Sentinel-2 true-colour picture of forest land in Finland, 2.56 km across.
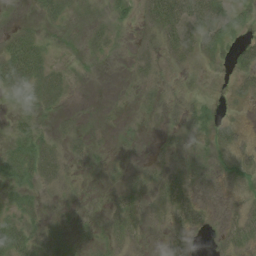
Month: August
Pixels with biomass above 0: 54%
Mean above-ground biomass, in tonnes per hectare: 17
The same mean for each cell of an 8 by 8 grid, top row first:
1 23 11 12 18 43 45 17
43 16 9 9 9 24 31 18
47 38 3 0 11 7 5 14
15 15 3 1 6 13 19 4
29 22 12 4 2 11 13 16
31 28 4 4 17 23 2 26
26 6 3 16 20 34 10 15
48 21 13 18 8 19 5 26
